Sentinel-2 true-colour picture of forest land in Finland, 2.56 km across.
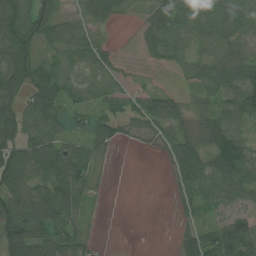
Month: July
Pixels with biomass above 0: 74%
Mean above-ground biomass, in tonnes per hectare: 59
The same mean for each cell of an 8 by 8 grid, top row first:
94 66 38 47 28 80 89 68
105 43 50 22 32 61 56 70
89 80 26 16 8 10 69 99
77 98 34 48 87 66 38 94
88 94 45 33 8 76 55 97
109 100 83 3 0 47 98 100
106 111 52 0 0 16 42 42
108 97 43 0 0 24 82 116
